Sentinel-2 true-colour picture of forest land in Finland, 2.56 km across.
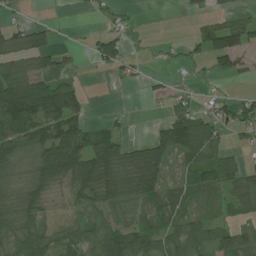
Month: July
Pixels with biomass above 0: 63%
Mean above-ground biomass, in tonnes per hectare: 48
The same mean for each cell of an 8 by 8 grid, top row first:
8 1 2 16 2 2 30 31
53 57 8 59 4 11 72 85
74 67 14 7 17 11 9 20
149 110 51 7 1 51 35 47
73 110 96 71 47 112 76 19
31 99 101 78 82 25 72 57
52 27 31 47 37 45 52 39
52 45 45 75 71 60 60 66
